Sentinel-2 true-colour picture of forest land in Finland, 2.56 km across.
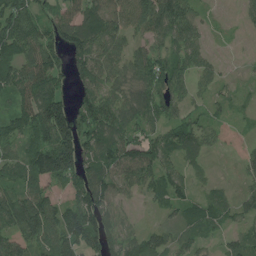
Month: July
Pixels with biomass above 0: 82%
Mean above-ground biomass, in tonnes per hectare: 83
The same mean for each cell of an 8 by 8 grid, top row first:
130 60 84 117 122 128 20 23
111 107 111 78 59 88 31 3
111 125 72 75 102 99 48 14
78 172 77 100 96 64 42 25
69 133 135 113 103 87 49 12
87 141 111 101 87 74 19 24
167 117 127 81 16 58 69 54
122 113 125 93 69 65 40 51
